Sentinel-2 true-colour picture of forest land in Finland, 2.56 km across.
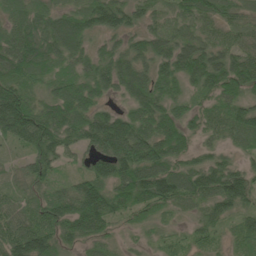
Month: June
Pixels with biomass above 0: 93%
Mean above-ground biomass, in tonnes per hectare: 72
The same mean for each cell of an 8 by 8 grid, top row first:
60 64 69 90 50 45 67 55
108 95 63 48 69 80 70 61
84 54 71 74 69 65 83 100
131 79 89 51 79 62 45 75
44 89 59 180 162 86 33 41
32 54 51 108 120 103 88 86
48 77 114 95 60 44 59 61
95 84 67 33 20 26 36 39
